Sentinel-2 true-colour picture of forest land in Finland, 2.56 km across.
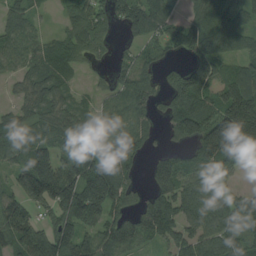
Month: August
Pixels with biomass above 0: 81%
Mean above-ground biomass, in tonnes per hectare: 99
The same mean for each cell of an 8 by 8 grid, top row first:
69 12 82 79 124 53 78 69
85 68 82 32 67 68 114 65
40 90 24 67 82 99 123 117
48 68 72 82 74 123 115 247
99 96 81 101 65 41 185 196
82 214 164 145 34 170 115 34
126 94 180 108 105 134 140 85
116 157 144 116 88 87 111 80
